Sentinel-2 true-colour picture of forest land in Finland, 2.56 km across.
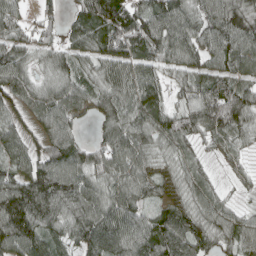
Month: April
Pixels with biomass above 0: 91%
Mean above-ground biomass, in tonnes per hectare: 79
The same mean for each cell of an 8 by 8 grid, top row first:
61 37 61 110 96 108 97 109
73 46 64 85 89 87 79 85
83 41 68 81 98 44 83 67
47 79 51 86 98 66 127 127
67 73 51 86 75 70 41 47
78 108 92 86 69 57 41 25
130 110 97 95 62 65 73 31
127 86 80 112 98 111 75 76
